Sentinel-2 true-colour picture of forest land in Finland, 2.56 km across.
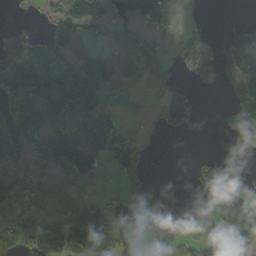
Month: October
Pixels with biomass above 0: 56%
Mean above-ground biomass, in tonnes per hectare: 81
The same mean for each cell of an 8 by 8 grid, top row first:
5 45 47 53 107 7 6 1
115 132 31 21 64 20 30 168
137 170 179 33 54 30 29 94
141 163 164 70 11 128 0 72
161 191 208 173 26 0 0 21
129 100 123 50 64 0 75 37
107 81 140 48 136 1 67 179
53 166 143 93 42 86 53 86
